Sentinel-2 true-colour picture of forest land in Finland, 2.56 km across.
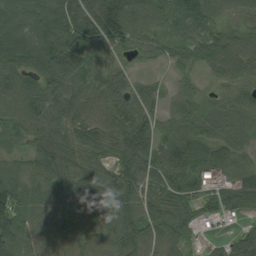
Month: August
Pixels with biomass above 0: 92%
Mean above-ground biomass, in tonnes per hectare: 72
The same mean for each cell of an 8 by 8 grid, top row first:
75 94 96 144 84 88 85 46
98 99 157 86 50 59 76 76
85 122 98 84 25 27 30 58
81 99 79 100 61 30 39 42
47 83 77 69 75 90 61 25
48 86 84 67 76 78 54 50
94 61 78 83 70 82 35 42
87 66 74 78 77 63 18 47
